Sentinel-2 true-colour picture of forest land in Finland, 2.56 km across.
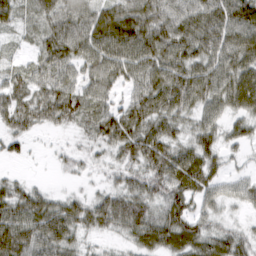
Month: March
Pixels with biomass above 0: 87%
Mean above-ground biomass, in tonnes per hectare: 56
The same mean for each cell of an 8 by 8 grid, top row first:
44 61 70 84 87 72 76 81
15 61 70 81 81 77 68 79
45 64 55 61 71 80 75 78
67 62 62 54 77 67 50 53
29 6 16 58 80 53 50 34
13 3 19 29 63 75 57 24
60 57 44 64 62 60 36 22
82 74 36 19 51 66 57 47
